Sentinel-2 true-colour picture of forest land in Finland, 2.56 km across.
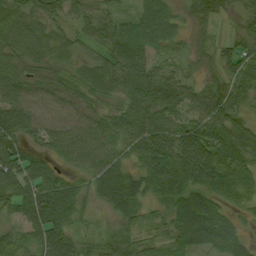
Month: August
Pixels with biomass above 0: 91%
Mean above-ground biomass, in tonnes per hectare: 55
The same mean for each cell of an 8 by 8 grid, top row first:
61 54 37 40 45 30 48 35
60 48 35 75 61 22 26 51
59 56 51 64 80 43 30 53
83 60 58 38 72 55 70 41
60 46 68 59 76 78 84 66
81 57 37 86 61 82 73 55
51 98 50 52 35 65 67 23
42 70 44 48 31 61 54 28
